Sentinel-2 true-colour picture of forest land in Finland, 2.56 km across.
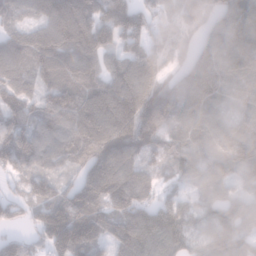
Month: January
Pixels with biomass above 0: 93%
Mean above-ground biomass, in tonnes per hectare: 121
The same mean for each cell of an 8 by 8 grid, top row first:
68 113 146 155 101 87 113 179
107 149 172 100 100 84 138 187
103 93 142 116 129 94 147 132
116 126 147 137 178 140 117 67
128 110 117 151 109 113 118 135
68 83 93 169 89 82 147 106
51 146 138 113 115 114 109 124
75 132 162 105 131 119 129 153
